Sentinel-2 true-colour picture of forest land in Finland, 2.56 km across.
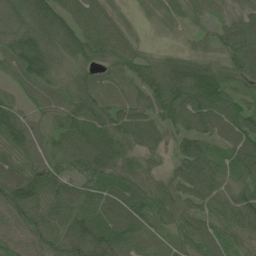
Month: June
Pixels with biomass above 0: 96%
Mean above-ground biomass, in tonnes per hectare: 71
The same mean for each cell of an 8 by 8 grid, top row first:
75 106 76 49 19 35 35 49
85 84 97 79 27 15 36 89
45 71 57 48 72 101 117 63
52 59 77 66 72 89 124 87
79 59 100 84 69 47 56 97
95 82 60 71 59 66 91 63
100 80 71 80 78 76 66 86
66 81 114 89 46 48 64 54
